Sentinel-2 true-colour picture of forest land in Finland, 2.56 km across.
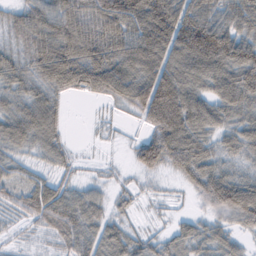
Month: February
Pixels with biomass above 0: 85%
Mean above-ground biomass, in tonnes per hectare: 63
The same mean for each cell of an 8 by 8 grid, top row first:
44 82 99 109 110 98 74 76
40 97 100 80 111 95 137 96
58 74 79 98 106 104 82 97
60 72 0 9 79 132 72 69
53 55 3 4 66 106 49 58
34 33 15 11 19 28 82 45
35 92 78 28 7 5 41 118
11 20 66 70 30 45 53 26
